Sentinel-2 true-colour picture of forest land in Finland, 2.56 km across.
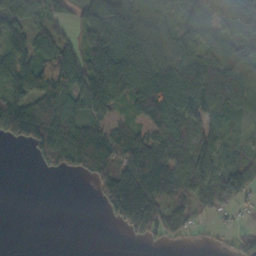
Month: October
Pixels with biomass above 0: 73%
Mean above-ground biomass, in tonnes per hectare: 68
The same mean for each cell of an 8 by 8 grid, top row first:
80 53 57 158 68 77 92 117
87 74 61 134 90 70 66 72
89 87 81 102 107 74 104 77
94 70 62 46 66 78 62 55
35 101 143 97 88 82 61 47
0 16 48 95 147 85 67 91
0 0 0 95 178 89 59 35
0 0 0 0 44 27 12 33
